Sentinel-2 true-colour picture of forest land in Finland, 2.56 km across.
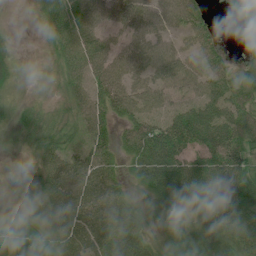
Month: July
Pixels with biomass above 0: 86%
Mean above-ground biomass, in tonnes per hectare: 51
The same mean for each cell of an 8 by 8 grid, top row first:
2 42 75 54 60 54 23 49
11 18 66 51 60 39 47 11
21 13 43 70 50 55 62 61
20 30 39 54 65 64 78 66
10 51 37 45 91 85 69 55
14 59 77 48 58 87 92 66
18 40 67 70 26 39 80 71
65 45 70 78 44 56 60 62
